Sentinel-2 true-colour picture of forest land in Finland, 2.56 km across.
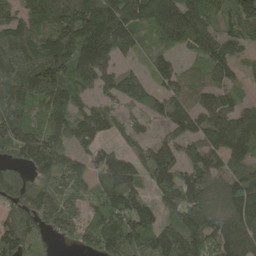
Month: May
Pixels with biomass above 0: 89%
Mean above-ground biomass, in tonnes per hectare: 134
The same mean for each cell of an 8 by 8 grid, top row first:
100 153 206 193 140 204 118 146
213 185 203 172 55 70 125 66
184 174 129 126 125 111 86 50
151 122 86 75 125 139 129 113
139 141 114 61 66 106 131 174
96 129 144 199 89 151 136 152
121 142 77 160 119 167 159 176
155 72 78 151 140 191 202 165
